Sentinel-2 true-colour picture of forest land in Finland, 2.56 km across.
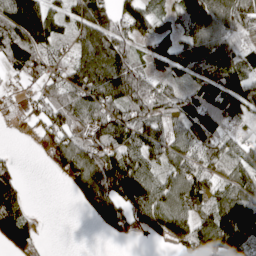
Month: April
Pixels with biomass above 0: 76%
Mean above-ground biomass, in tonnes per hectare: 90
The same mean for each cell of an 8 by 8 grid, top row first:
185 118 100 84 98 67 152 127
140 90 73 114 44 78 125 81
30 80 120 167 105 51 83 136
22 87 96 113 110 90 137 111
6 71 76 137 135 82 118 76
41 6 89 107 81 97 71 96
83 0 24 107 106 109 93 186
91 8 0 19 19 62 157 177
